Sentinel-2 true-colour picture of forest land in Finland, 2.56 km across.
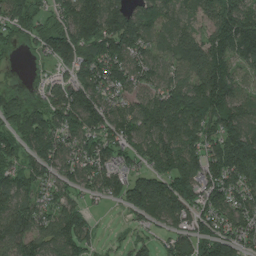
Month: July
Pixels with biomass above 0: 89%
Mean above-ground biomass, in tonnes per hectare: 123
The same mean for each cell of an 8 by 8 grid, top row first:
120 70 205 168 131 94 100 166
30 118 183 178 110 131 142 157
13 57 131 138 95 103 191 75
83 140 179 108 135 197 194 129
110 126 132 126 124 166 129 222
109 82 107 116 121 178 146 156
121 92 92 18 147 175 128 112
136 102 119 15 50 95 155 106
